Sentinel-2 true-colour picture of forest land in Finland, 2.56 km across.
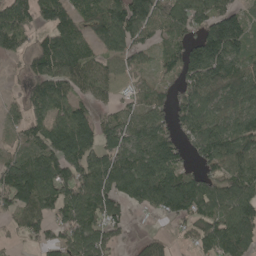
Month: May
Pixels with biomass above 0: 80%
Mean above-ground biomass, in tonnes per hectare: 110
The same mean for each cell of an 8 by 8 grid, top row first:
132 113 78 156 131 140 131 90
72 126 106 100 77 92 200 106
15 133 103 58 58 77 161 144
45 117 96 57 93 115 117 115
55 139 181 123 128 98 132 120
176 175 128 146 172 152 95 102
116 115 140 102 72 135 105 143
27 80 122 72 59 32 120 135
